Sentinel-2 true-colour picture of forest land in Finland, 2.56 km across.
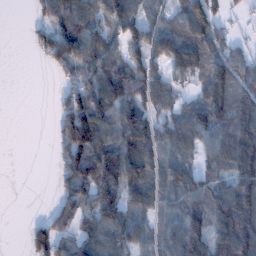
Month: January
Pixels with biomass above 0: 72%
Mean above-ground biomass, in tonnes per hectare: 82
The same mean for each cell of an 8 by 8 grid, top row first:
0 77 105 121 76 65 120 17
0 79 120 80 94 137 105 31
0 4 81 136 111 61 111 73
0 3 157 117 114 73 142 86
0 10 171 113 145 85 76 100
0 3 139 168 125 100 63 99
0 21 99 133 72 61 99 126
0 116 101 98 70 103 126 149
